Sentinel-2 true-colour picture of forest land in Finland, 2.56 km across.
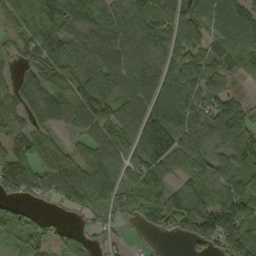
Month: September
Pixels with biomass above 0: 86%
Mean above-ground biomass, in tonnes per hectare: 86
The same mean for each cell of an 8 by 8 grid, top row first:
70 129 138 100 144 101 98 97
35 81 72 122 115 90 58 90
46 67 70 108 124 101 90 28
53 103 116 88 121 132 101 77
97 82 45 79 141 139 94 119
136 117 79 81 88 57 96 74
48 15 52 47 62 99 104 125
47 52 42 19 7 20 97 146
